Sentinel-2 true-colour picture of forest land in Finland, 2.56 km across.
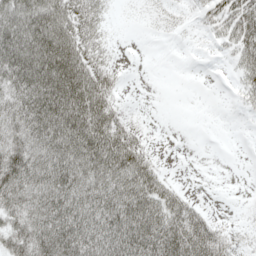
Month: May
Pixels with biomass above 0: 69%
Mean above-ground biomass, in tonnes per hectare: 66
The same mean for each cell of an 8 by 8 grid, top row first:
103 119 77 11 7 12 35 87
131 143 98 16 0 1 8 72
104 145 128 46 0 0 0 36
77 135 135 74 5 0 0 10
73 106 132 121 39 0 0 0
92 105 108 113 104 10 0 0
65 94 118 113 120 90 15 2
65 108 125 118 132 125 98 18
